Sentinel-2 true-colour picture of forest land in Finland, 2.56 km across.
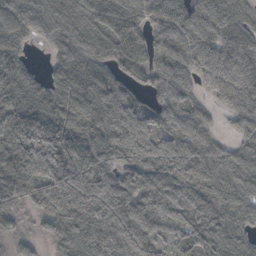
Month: October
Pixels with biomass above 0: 92%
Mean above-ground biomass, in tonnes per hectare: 71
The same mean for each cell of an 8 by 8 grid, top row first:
96 65 84 78 81 73 87 60
57 31 71 69 83 80 78 87
71 47 89 75 58 88 40 75
97 79 82 73 57 95 28 61
118 84 93 86 74 68 46 38
122 88 88 64 76 68 57 63
45 76 97 89 77 59 64 55
35 44 95 94 63 39 61 44
